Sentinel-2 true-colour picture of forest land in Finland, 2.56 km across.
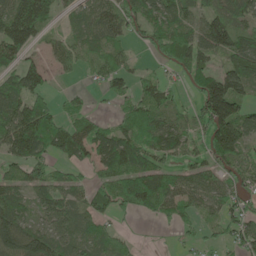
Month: May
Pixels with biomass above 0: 72%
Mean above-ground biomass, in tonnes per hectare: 65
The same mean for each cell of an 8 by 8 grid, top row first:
137 74 46 81 74 64 69 72
122 34 56 56 28 91 90 96
74 43 14 64 31 21 104 103
94 72 44 18 74 40 118 80
103 82 97 109 59 57 73 76
45 58 17 70 80 54 55 51
70 69 61 64 52 58 47 58
121 87 57 38 3 12 21 56
